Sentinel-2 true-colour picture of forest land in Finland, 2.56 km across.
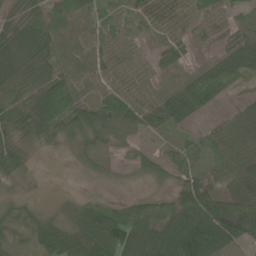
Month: June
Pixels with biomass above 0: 87%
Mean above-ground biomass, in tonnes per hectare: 48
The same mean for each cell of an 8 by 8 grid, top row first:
32 49 29 28 45 53 42 17
62 57 24 46 30 47 20 68
50 63 23 41 41 47 97 63
59 77 62 74 60 57 19 27
36 22 33 32 17 21 28 47
27 6 9 12 26 31 31 59
29 15 39 61 70 69 114 67
27 67 71 102 107 125 126 50
